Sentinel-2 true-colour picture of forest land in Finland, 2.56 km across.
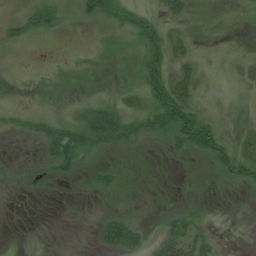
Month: July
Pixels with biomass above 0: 50%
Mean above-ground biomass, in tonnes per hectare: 19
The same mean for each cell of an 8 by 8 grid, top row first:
11 37 20 36 25 25 6 3
9 0 0 7 33 24 8 5
1 0 2 7 38 46 11 15
11 6 25 48 42 78 20 9
1 50 63 52 20 36 62 31
2 18 16 23 1 5 7 40
0 0 0 2 0 8 6 0
0 0 0 64 28 48 23 0
